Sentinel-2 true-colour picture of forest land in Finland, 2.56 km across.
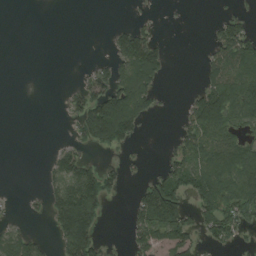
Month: August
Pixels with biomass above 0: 41%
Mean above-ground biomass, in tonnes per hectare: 51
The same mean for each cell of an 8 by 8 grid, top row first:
0 0 0 0 8 1 2 32
0 0 0 33 114 1 25 105
0 0 17 80 119 1 46 105
0 0 67 176 79 8 156 102
0 2 43 89 7 35 89 74
0 32 115 37 13 79 111 111
3 50 219 7 113 133 93 105
66 16 168 7 60 72 38 29
